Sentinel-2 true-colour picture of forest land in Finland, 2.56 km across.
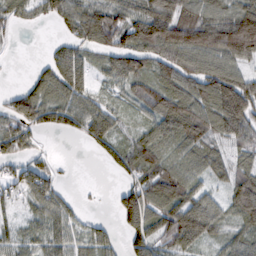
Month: February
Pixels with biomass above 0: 78%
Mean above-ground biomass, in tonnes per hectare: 67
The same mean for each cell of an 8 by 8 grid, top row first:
45 43 75 82 96 116 79 111
4 16 53 79 90 126 125 152
3 83 80 50 65 81 100 88
84 77 77 46 50 91 81 118
77 4 12 52 69 59 73 69
60 68 0 13 73 78 52 82
34 84 20 18 104 106 81 95
39 61 45 44 74 86 52 53
